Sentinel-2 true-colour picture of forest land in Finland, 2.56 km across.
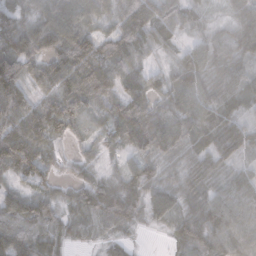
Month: November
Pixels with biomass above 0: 91%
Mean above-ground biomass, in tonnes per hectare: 50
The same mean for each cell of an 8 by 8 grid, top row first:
54 84 87 38 82 53 20 32
81 76 84 52 49 33 46 29
67 53 83 72 63 54 40 43
62 92 51 58 68 53 62 32
93 50 21 33 66 47 53 45
35 37 32 17 53 24 47 33
73 62 41 62 39 39 41 54
62 44 15 19 1 23 53 60
